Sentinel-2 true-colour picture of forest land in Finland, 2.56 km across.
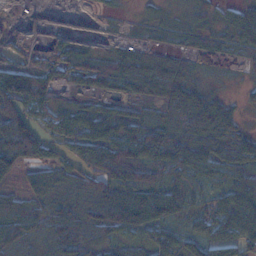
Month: November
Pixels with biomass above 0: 81%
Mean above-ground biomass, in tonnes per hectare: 52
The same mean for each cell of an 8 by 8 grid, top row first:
3 9 15 7 13 15 34 41
22 31 37 30 51 34 32 25
91 51 33 63 99 104 15 9
81 51 45 36 25 87 107 22
122 42 60 82 99 85 65 51
35 67 46 90 66 48 49 41
47 42 47 109 116 58 41 86
71 45 69 40 29 40 58 61
